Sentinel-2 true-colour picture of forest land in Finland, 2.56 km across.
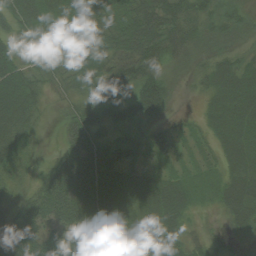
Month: August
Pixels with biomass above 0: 92%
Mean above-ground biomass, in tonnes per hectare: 48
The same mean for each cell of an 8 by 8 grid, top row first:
55 69 73 61 78 65 54 28
46 65 83 66 77 45 27 26
65 34 57 50 63 11 38 56
68 13 45 23 68 15 31 62
42 5 57 37 36 42 20 57
20 50 91 58 35 23 17 53
40 66 88 77 55 45 14 53
66 60 44 74 55 38 31 15
